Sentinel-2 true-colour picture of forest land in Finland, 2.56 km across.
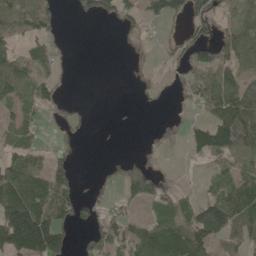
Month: May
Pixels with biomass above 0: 54%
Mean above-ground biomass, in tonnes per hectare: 67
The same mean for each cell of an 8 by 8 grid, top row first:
106 80 22 56 60 50 63 41
54 53 0 1 27 21 71 103
107 53 0 0 14 32 87 71
39 27 22 1 4 11 54 130
56 13 19 1 5 10 142 98
154 127 16 33 124 14 39 68
181 209 60 34 41 80 93 135
215 242 19 82 155 186 126 70
